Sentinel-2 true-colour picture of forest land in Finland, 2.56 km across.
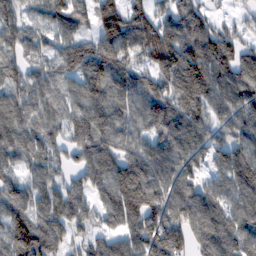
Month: February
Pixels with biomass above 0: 91%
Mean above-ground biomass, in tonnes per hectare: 116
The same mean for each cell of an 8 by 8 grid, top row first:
80 97 96 138 121 119 69 36
85 67 126 158 146 172 162 101
84 91 126 152 99 155 164 130
107 88 127 136 110 141 105 122
117 90 106 118 100 126 93 105
67 73 71 143 143 122 63 147
115 127 90 122 168 127 139 122
178 146 54 87 153 148 138 133
